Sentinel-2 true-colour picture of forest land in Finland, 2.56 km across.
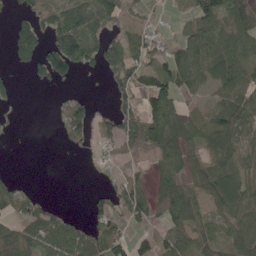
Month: May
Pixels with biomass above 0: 60%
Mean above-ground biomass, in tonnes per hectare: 47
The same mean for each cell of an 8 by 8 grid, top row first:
26 41 82 55 11 10 73 80
84 65 105 54 73 51 67 50
7 59 12 40 62 81 49 59
4 8 80 50 63 57 27 69
0 0 42 35 81 90 54 38
6 0 1 16 18 60 59 49
33 30 0 36 59 95 33 56
63 78 66 59 36 54 43 58
